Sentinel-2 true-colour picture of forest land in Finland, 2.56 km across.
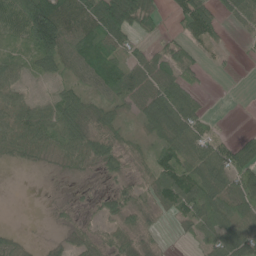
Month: June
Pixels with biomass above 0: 73%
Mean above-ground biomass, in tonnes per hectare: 50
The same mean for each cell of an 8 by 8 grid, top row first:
91 176 84 116 85 34 89 51
24 117 85 76 23 48 26 5
51 27 37 76 65 74 6 1
68 45 84 34 55 89 21 0
61 57 77 62 26 82 60 50
0 5 19 26 28 80 91 64
0 5 12 43 36 57 75 74
20 9 31 36 26 6 46 84
